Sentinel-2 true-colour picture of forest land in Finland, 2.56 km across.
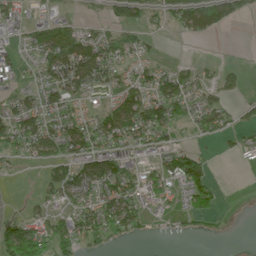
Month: June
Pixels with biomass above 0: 57%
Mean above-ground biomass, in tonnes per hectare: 55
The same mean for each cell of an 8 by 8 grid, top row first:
55 35 17 38 47 57 99 39
43 111 116 73 36 0 0 2
30 64 116 62 56 79 36 28
75 75 36 88 117 61 71 29
79 88 103 66 60 35 16 25
10 38 91 120 48 104 72 0
4 41 69 101 51 33 70 2
160 114 83 39 7 6 9 0
